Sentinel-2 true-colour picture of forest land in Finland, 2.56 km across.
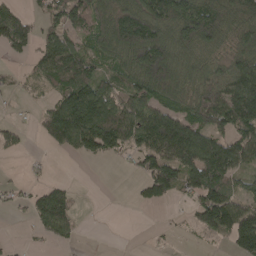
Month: April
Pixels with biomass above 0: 64%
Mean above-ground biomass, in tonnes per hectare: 83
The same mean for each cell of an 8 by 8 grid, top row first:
62 61 91 121 147 159 151 130
53 81 69 105 189 124 98 83
21 72 137 64 133 131 101 145
6 73 184 136 123 110 128 140
38 51 115 96 111 203 147 106
3 11 0 0 74 109 137 63
21 107 22 0 21 10 100 114
4 44 18 0 1 6 20 126
